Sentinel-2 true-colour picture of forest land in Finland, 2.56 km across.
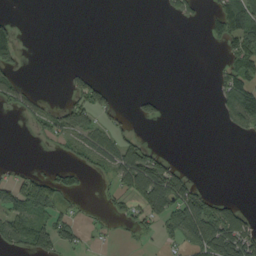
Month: September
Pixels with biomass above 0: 32%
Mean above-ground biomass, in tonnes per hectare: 29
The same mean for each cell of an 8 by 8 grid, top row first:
8 0 0 0 0 15 19 90
50 0 0 0 0 0 3 66
26 0 35 6 0 0 1 79
18 29 71 31 24 0 0 81
0 8 39 63 39 0 0 0
18 35 24 36 105 59 0 0
66 53 8 13 47 73 74 31
65 63 26 4 7 33 94 96
